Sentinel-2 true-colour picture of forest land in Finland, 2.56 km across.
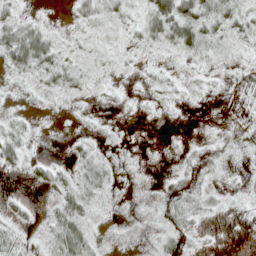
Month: April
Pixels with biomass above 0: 70%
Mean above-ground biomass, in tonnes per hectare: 17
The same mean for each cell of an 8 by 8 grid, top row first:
19 2 22 27 32 70 39 29
59 43 9 9 16 33 24 13
10 21 16 6 8 11 9 23
7 3 3 4 4 3 3 17
35 1 9 3 1 4 22 24
7 21 23 12 4 23 24 8
7 7 31 5 7 38 16 5
24 19 49 3 7 22 3 0
